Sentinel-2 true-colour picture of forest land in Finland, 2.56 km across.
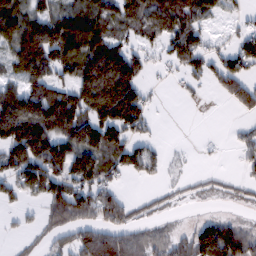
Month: February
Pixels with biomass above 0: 64%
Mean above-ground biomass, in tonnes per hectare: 85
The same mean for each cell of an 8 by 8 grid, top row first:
137 94 101 101 105 117 57 24
115 172 112 130 53 92 55 66
55 122 131 225 69 17 55 101
109 106 157 194 93 0 1 41
136 153 135 114 56 2 3 36
127 166 122 62 50 11 16 23
27 86 130 116 28 15 5 12
16 40 103 143 96 73 170 152
